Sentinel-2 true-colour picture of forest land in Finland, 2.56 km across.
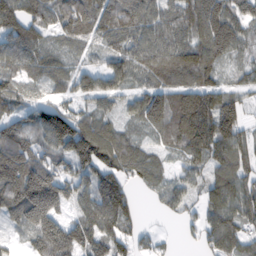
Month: February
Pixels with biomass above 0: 86%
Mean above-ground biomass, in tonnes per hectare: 95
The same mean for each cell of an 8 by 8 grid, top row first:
128 102 147 151 128 117 174 111
113 62 44 62 108 125 142 77
64 67 22 17 56 107 82 44
66 98 66 29 50 145 164 85
138 95 161 119 52 83 141 96
196 149 87 109 73 49 71 98
123 183 71 151 13 49 70 118
29 174 125 104 39 15 69 84
